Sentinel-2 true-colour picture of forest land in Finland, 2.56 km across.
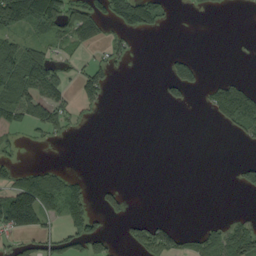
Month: September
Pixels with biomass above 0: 32%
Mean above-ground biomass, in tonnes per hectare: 34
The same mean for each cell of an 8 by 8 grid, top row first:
117 124 84 55 96 4 2 0
57 39 31 26 1 4 0 2
90 88 38 22 0 72 15 21
61 77 18 0 0 1 15 110
17 10 0 0 0 0 0 6
36 53 17 0 0 0 0 22
171 67 60 36 0 0 0 2
27 46 61 22 50 50 42 85
